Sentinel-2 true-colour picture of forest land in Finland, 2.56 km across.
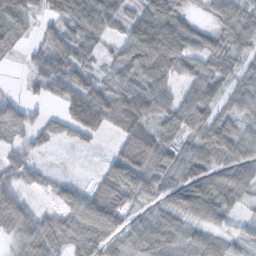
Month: October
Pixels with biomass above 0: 78%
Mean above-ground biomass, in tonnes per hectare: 59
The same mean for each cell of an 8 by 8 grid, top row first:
60 45 82 64 87 91 44 85
25 69 70 25 129 134 73 58
1 74 66 44 76 57 82 47
62 17 117 94 87 70 73 50
27 20 11 24 116 63 101 76
18 1 2 59 73 78 85 81
76 7 42 81 35 46 81 33
36 29 60 56 77 48 50 28
